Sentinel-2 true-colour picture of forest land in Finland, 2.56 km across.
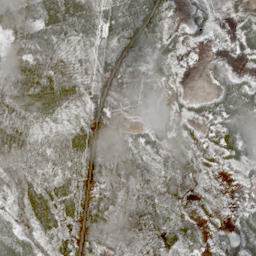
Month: May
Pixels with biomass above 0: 89%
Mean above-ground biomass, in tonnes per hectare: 49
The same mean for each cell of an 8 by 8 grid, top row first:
63 66 86 101 119 16 29 29
49 79 51 62 63 26 9 29
92 94 51 84 88 15 20 43
40 43 20 57 45 21 38 122
61 34 50 69 43 51 38 117
64 30 37 80 24 37 18 14
41 53 54 62 60 21 12 18
63 31 56 43 18 43 20 39
